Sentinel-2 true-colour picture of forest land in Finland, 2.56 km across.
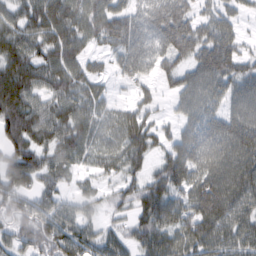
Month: February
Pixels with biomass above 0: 83%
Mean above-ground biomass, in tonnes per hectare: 70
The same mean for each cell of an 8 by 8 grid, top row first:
56 105 80 88 73 112 41 31
85 84 63 55 81 102 93 48
113 76 67 24 42 44 87 76
105 69 67 38 49 25 63 70
83 74 71 40 73 56 80 108
88 50 23 33 51 88 93 105
65 55 32 24 72 76 119 83
57 91 79 50 70 78 94 74
